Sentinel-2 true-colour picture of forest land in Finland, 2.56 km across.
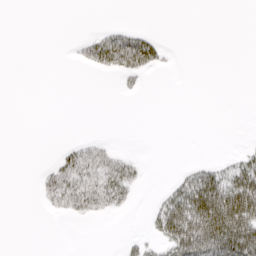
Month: April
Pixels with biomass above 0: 22%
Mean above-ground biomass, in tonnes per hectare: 17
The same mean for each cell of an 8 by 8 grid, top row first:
0 0 0 0 0 0 0 0
0 0 14 69 58 2 0 0
0 0 0 2 10 0 0 0
0 0 0 0 0 0 0 0
0 0 20 11 0 0 0 2
0 23 50 49 10 11 41 48
0 12 32 23 3 71 104 117
0 0 0 0 12 68 96 100
